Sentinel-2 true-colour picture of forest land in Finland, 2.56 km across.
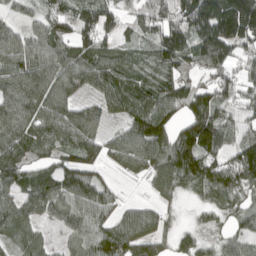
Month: April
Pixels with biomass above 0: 83%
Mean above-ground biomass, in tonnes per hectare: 92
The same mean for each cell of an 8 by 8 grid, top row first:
32 64 82 69 73 132 205 239
101 107 92 70 39 148 141 112
120 123 109 109 59 79 71 85
121 114 91 64 104 71 129 58
118 77 115 72 130 136 145 89
71 59 104 24 57 116 121 127
81 90 116 68 54 18 47 67
57 27 82 134 104 48 35 60
